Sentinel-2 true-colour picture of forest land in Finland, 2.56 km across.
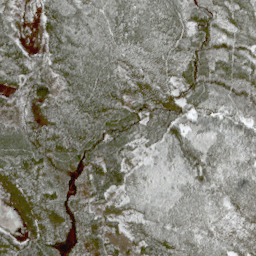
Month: May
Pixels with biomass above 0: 93%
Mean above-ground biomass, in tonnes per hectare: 57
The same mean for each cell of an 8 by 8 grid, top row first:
21 56 63 68 68 65 54 47
49 46 60 64 59 48 66 46
40 59 76 63 51 48 69 60
23 34 69 62 76 72 53 57
48 61 85 79 56 91 66 59
62 39 31 100 44 53 82 63
38 61 38 42 50 58 53 60
73 72 36 42 65 70 56 54
